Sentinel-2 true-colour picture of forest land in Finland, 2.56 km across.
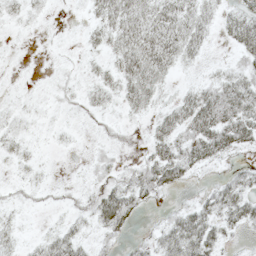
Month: May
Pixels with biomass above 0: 62%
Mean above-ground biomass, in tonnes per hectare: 18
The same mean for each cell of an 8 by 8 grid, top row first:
9 4 3 35 33 38 22 33
2 2 6 24 41 38 10 29
2 4 8 21 41 8 13 30
7 4 9 9 16 30 49 47
10 3 1 10 10 33 45 29
4 2 2 14 28 27 4 17
8 6 12 44 10 10 24 36
11 21 19 11 9 39 36 5
